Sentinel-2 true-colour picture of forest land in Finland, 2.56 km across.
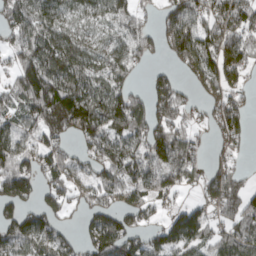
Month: March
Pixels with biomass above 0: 75%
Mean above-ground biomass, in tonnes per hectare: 99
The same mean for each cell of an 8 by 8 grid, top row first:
113 107 60 67 39 127 96 123
75 126 85 69 66 131 125 132
86 166 110 97 22 55 103 76
75 234 203 144 115 120 62 99
93 103 63 104 112 150 36 59
164 87 72 101 102 111 92 63
101 90 42 90 93 57 76 141
106 102 52 138 81 117 90 127
